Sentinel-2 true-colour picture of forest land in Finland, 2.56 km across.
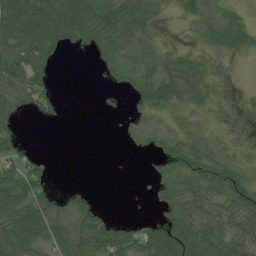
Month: July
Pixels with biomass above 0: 61%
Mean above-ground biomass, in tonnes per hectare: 37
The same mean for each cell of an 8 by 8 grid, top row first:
99 98 92 69 54 11 32 15
60 67 21 53 30 15 14 24
56 33 0 14 41 54 25 2
31 27 0 5 29 22 17 9
38 0 0 0 19 41 26 9
70 36 0 0 5 59 66 42
84 62 39 3 1 52 38 46
67 56 55 72 72 84 63 45
